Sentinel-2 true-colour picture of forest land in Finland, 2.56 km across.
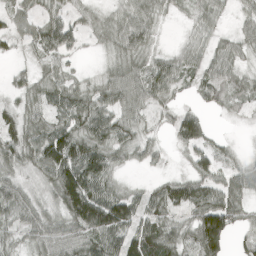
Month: April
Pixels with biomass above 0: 84%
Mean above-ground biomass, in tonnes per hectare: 56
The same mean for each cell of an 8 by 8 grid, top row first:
40 47 32 32 63 14 50 30
21 65 23 34 52 24 46 38
20 49 25 48 68 58 65 38
46 55 79 64 45 46 28 19
74 107 87 74 48 39 49 7
46 67 125 49 13 32 66 51
63 44 135 135 65 67 117 60
32 68 72 84 114 56 148 29
